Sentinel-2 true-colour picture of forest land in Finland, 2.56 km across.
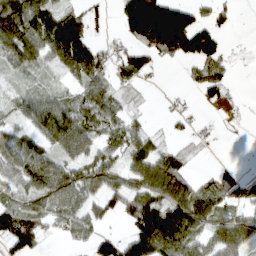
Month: March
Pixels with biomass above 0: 68%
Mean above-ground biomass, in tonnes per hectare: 64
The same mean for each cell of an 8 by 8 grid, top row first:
135 79 55 21 189 151 33 7
117 93 134 33 71 99 111 3
22 15 76 53 22 1 73 2
35 118 90 78 11 18 8 7
49 68 100 54 63 15 5 3
67 109 76 65 97 107 14 33
58 65 74 47 88 133 74 52
89 16 41 49 124 144 62 95
